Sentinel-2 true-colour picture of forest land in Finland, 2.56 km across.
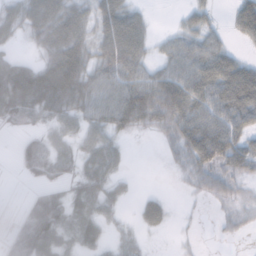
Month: November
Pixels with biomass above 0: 71%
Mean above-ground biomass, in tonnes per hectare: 46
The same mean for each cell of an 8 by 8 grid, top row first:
44 82 52 79 32 7 25 52
14 50 63 87 54 47 59 14
105 103 88 67 73 83 86 104
67 65 53 82 122 89 70 75
12 26 32 36 2 41 98 57
5 28 29 35 0 7 36 37
3 62 36 27 31 7 6 25
33 66 43 22 16 6 1 5
